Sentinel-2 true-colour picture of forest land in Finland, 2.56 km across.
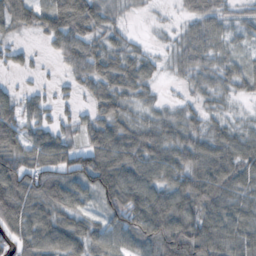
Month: October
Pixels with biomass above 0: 85%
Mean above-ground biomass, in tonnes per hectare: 55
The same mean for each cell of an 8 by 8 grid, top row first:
69 63 105 32 5 12 61 28
22 21 70 54 18 31 54 21
9 6 41 71 50 15 37 47
59 27 18 72 31 29 29 12
58 71 43 89 77 62 60 51
94 75 77 95 74 63 77 54
110 72 46 68 102 90 71 57
60 73 63 46 74 96 86 64
